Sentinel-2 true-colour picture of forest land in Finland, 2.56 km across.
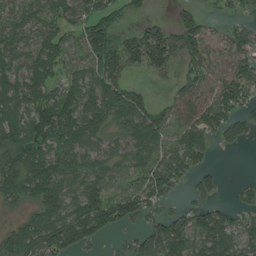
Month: August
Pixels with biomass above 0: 79%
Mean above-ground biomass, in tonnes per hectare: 87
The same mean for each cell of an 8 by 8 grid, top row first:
58 56 77 70 27 43 32 30
70 87 58 156 162 118 90 100
86 75 78 132 17 46 81 112
82 100 140 128 113 67 110 78
114 96 97 54 133 67 59 40
146 165 99 76 85 86 40 7
44 137 141 143 84 27 65 44
125 130 97 21 84 137 123 90
